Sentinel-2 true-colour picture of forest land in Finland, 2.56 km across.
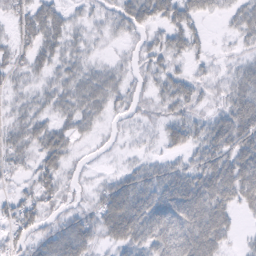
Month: February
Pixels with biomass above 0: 81%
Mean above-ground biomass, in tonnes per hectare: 31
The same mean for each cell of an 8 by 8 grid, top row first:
27 45 14 23 46 46 21 19
25 35 20 7 24 34 14 11
14 20 36 29 17 35 18 24
16 23 36 18 14 30 20 61
27 42 11 6 8 27 46 59
11 32 9 15 36 44 60 79
26 21 17 51 62 73 73 36
20 30 45 30 45 66 66 9
